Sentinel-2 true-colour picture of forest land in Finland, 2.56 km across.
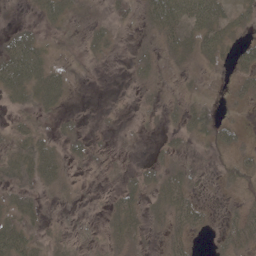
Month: May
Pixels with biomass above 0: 54%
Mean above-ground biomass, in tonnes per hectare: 17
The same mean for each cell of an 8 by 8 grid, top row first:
1 23 11 12 18 43 45 17
43 16 9 9 9 24 31 18
47 38 3 0 11 7 5 14
15 15 3 1 6 13 19 4
29 22 12 4 2 11 13 16
31 28 4 4 17 23 2 26
26 6 3 16 20 34 10 15
48 21 13 18 8 19 5 26
